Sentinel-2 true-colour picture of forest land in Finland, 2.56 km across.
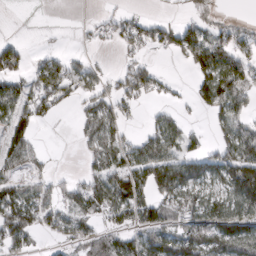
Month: March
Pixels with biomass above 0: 55%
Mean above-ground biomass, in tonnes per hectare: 56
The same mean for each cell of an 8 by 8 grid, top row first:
0 3 0 19 23 13 31 11
37 15 5 11 40 64 88 56
54 90 47 32 88 10 84 80
77 31 35 69 13 24 40 50
95 5 20 62 67 67 27 107
55 35 23 94 106 114 65 123
124 73 69 94 95 81 67 82
79 13 50 56 79 99 112 121
